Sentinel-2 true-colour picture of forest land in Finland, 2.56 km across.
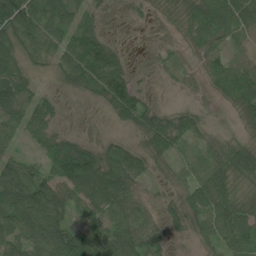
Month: July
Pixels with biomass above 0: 86%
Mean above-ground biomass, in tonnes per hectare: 50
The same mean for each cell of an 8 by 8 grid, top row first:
103 82 54 9 9 16 75 74
53 45 93 34 2 14 60 30
69 15 53 81 5 18 30 84
53 47 2 33 61 32 14 32
28 43 51 33 38 44 30 38
76 53 117 87 39 25 72 45
108 100 35 70 28 32 72 43
57 105 100 87 54 12 31 61
